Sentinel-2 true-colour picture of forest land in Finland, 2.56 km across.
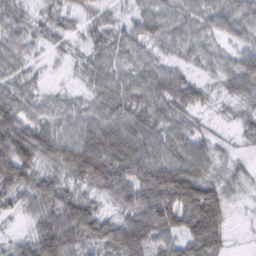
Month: February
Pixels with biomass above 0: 93%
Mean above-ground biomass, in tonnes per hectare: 48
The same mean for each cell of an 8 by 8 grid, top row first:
41 32 25 28 42 36 43 49
46 22 18 42 31 30 27 38
35 12 18 52 43 49 24 60
56 39 44 57 57 49 19 27
50 61 72 80 61 50 34 15
76 47 59 73 74 94 48 27
29 57 69 31 79 94 107 9
25 82 58 62 78 63 95 3
